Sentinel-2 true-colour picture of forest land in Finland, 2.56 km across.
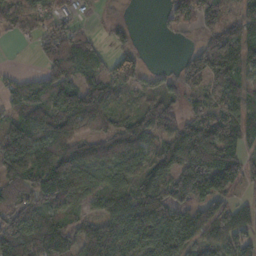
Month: November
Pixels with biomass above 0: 82%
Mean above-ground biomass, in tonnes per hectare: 100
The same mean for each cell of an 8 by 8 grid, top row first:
61 67 31 18 0 66 124 79
3 75 104 60 18 5 165 167
62 109 96 102 63 77 125 112
93 125 161 79 76 65 77 110
194 126 100 107 115 138 228 114
112 146 131 59 82 145 178 104
98 89 48 95 171 123 90 62
148 130 99 143 122 115 93 107
